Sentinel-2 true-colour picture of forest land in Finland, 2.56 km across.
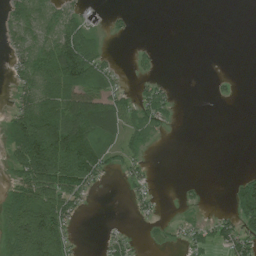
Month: July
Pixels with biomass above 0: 44%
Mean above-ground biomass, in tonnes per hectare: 37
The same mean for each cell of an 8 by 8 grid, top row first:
45 50 27 9 0 0 0 0
33 66 116 3 9 0 0 0
30 83 92 40 18 3 3 4
49 96 108 89 51 11 0 0
76 138 96 28 29 0 0 0
43 115 87 10 20 0 0 17
86 108 24 0 15 5 5 63
94 137 7 26 10 12 31 63
